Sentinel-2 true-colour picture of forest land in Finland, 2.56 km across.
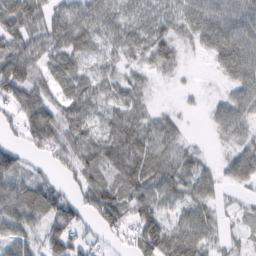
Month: February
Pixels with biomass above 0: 84%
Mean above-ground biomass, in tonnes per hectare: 52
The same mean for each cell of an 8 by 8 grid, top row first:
87 64 57 52 54 50 66 67
79 67 67 46 51 42 45 72
103 57 62 43 26 11 3 59
59 81 79 56 44 15 17 53
25 71 68 77 67 45 6 38
59 18 52 49 75 68 36 52
79 74 52 75 55 43 39 14
49 55 44 22 79 72 46 20
